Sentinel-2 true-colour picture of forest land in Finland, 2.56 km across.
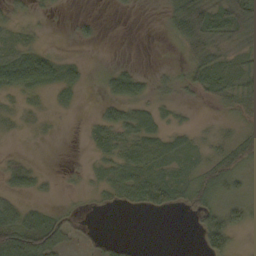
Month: October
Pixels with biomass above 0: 55%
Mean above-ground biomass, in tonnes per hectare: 23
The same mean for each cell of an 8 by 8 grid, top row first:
19 8 6 2 0 64 83 70
28 9 4 0 0 17 65 25
20 16 10 10 11 15 52 43
14 12 4 12 25 10 2 30
1 3 2 35 38 22 19 38
29 6 6 34 35 29 44 28
38 15 5 10 14 13 48 27
84 68 10 11 0 0 37 7
